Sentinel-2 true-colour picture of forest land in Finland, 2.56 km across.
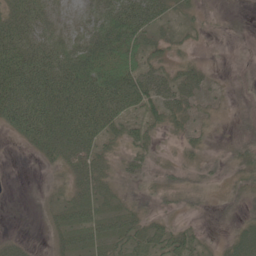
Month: May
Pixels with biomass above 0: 66%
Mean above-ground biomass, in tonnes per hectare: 29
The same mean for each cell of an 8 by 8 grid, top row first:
33 30 23 65 63 18 5 0
55 44 49 60 33 14 3 0
72 69 70 64 54 37 15 2
69 71 66 56 28 30 10 6
10 50 46 17 25 10 13 17
0 7 36 27 21 20 14 15
0 12 28 23 19 11 6 9
13 10 24 31 31 30 8 30
